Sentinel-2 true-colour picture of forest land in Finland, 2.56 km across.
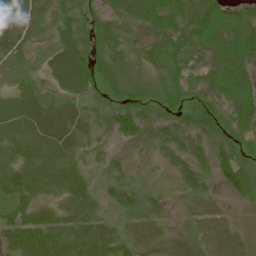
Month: June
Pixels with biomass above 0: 92%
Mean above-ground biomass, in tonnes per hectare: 38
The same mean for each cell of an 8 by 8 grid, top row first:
64 30 25 36 67 59 71 44
42 22 49 36 30 49 61 83
20 28 64 25 22 41 53 72
41 40 29 38 36 33 34 59
40 43 23 17 26 41 44 26
50 40 35 25 11 29 29 64
36 27 34 25 27 15 32 17
56 61 42 36 21 11 32 24
